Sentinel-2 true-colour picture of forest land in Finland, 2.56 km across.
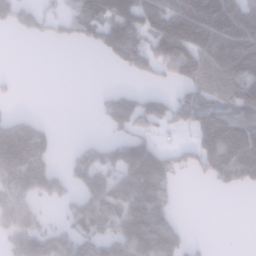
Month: January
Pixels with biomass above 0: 55%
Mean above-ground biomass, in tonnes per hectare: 98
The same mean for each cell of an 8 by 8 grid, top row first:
86 64 117 132 128 164 165 123
0 2 16 155 128 219 156 160
15 0 0 0 37 85 114 164
21 1 0 113 121 100 118 108
187 81 33 80 112 32 150 204
177 160 77 90 183 76 66 134
212 28 106 121 187 40 0 0
164 159 119 144 209 115 9 0
